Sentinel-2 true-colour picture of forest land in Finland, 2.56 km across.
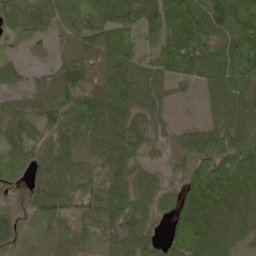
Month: May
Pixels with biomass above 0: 88%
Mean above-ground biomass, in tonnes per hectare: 70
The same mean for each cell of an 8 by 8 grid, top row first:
52 57 56 80 80 137 136 147
14 11 39 82 28 136 101 159
31 17 61 76 58 42 68 118
32 55 82 95 56 12 30 95
51 66 49 93 59 52 78 108
55 67 59 79 33 41 138 124
31 73 49 73 54 85 128 84
44 16 43 57 70 127 117 44
